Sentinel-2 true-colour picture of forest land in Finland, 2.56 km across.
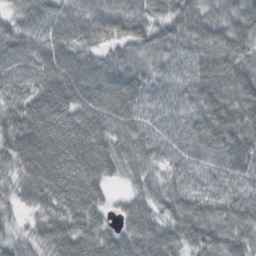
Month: October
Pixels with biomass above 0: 97%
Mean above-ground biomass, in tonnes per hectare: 75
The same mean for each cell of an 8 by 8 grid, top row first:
43 79 90 106 72 74 58 73
79 87 82 53 72 67 75 79
69 95 97 87 74 61 87 86
75 108 92 87 57 51 87 102
103 114 104 80 65 55 78 92
59 119 99 47 45 44 52 68
31 70 88 25 60 83 72 68
37 68 88 59 80 68 89 71
